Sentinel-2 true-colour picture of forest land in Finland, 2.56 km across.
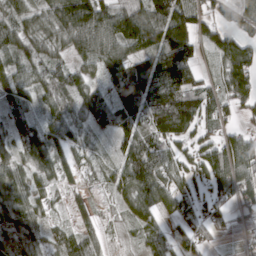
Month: March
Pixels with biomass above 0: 86%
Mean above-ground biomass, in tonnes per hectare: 73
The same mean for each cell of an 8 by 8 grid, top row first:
72 78 169 138 130 136 63 72
80 52 78 92 101 134 50 94
62 67 51 59 108 125 37 104
48 51 55 76 118 189 61 50
64 86 38 22 100 63 53 87
66 47 35 50 134 51 76 94
93 31 35 21 76 54 47 32
76 47 97 14 45 69 41 8
